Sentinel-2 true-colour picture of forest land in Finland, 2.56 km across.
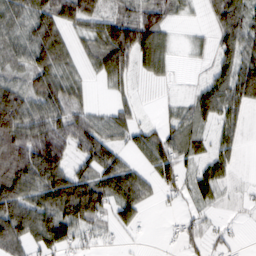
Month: February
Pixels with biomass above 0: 70%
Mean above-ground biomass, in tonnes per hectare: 57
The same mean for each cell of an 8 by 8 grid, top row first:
78 100 87 47 61 19 18 79
69 114 26 114 100 15 16 83
48 71 34 51 18 6 36 92
142 93 43 40 6 23 71 46
93 134 67 62 52 56 32 29
97 106 57 88 41 55 60 7
121 97 124 57 33 8 22 7
92 90 46 11 6 16 25 6
